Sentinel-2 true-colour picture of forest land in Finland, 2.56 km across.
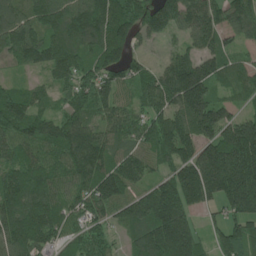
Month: June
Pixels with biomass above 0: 91%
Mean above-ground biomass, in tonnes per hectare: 138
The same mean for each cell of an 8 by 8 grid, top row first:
121 149 195 199 169 183 152 146
141 141 148 156 35 40 98 51
33 49 109 110 86 181 169 80
149 65 102 108 91 164 196 61
117 108 202 106 123 201 153 271
140 121 153 182 113 146 280 282
170 149 88 109 176 210 67 172
180 100 77 54 179 284 56 166
